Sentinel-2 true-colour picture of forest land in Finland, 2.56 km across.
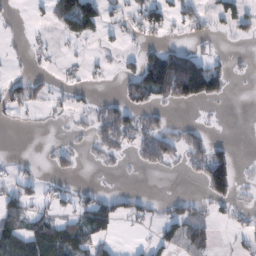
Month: February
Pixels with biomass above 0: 37%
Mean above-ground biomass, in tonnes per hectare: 39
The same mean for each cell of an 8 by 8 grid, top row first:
3 19 157 24 59 33 35 70
4 15 5 12 34 51 9 3
30 18 12 6 137 270 167 5
32 15 16 66 50 5 1 0
0 8 9 46 58 63 63 2
28 16 10 4 3 3 117 25
59 24 53 65 28 26 26 18
88 93 70 33 9 55 34 15
